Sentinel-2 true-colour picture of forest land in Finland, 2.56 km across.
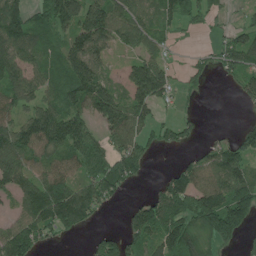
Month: June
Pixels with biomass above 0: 71%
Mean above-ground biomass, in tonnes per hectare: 94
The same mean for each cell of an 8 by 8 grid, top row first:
132 113 155 133 81 77 45 22
132 85 147 74 68 14 28 137
116 92 182 71 196 53 22 77
84 110 106 156 90 30 4 7
119 123 121 82 75 50 39 87
108 112 83 123 35 89 110 115
53 169 170 23 97 137 168 167
154 52 10 75 108 150 96 70
